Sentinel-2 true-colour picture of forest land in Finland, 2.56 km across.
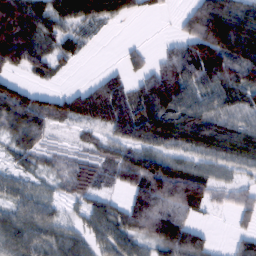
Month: February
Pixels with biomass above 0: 78%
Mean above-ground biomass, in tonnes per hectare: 67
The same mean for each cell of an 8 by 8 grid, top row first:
156 92 73 48 17 17 144 99
148 43 38 0 18 53 152 131
40 22 4 56 64 116 98 84
96 69 91 126 108 91 72 57
36 26 19 54 81 71 76 70
31 25 57 36 107 109 52 28
55 48 29 51 123 115 31 51
80 59 53 61 58 96 36 37
